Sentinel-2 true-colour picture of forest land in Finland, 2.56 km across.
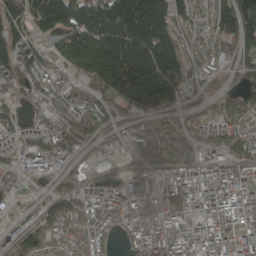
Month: May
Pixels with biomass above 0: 82%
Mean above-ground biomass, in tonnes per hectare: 109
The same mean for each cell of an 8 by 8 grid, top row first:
122 222 169 220 288 154 72 181
143 71 276 258 295 195 60 121
102 91 79 228 277 169 41 48
58 84 102 51 88 59 31 100
65 96 74 33 71 108 71 112
75 78 56 38 60 85 72 69
33 85 85 71 83 102 114 111
100 94 60 28 73 120 107 85
